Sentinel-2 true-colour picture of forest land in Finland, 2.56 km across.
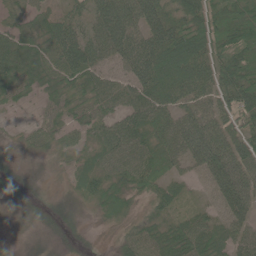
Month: June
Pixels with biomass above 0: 89%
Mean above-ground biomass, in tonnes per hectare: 51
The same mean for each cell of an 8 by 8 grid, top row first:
31 37 33 98 79 52 86 69
72 58 73 75 77 98 72 83
64 53 65 48 72 76 57 82
12 31 44 47 73 48 54 72
12 36 30 59 64 68 90 59
23 11 43 53 69 33 41 62
17 21 13 52 22 33 20 57
13 16 11 13 66 82 63 46
